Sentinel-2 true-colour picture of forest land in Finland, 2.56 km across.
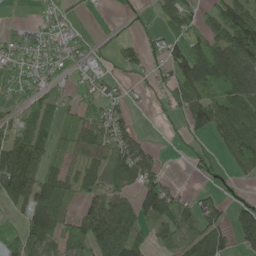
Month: May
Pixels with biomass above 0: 67%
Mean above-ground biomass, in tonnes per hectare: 66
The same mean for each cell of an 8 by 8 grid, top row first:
1 21 10 3 18 73 43 132
46 36 33 22 41 47 94 127
50 37 33 29 19 71 117 119
65 89 60 63 4 35 112 115
125 73 66 75 51 9 18 110
140 75 76 69 92 8 34 30
46 135 39 113 101 87 60 67
64 99 74 143 65 57 170 74
